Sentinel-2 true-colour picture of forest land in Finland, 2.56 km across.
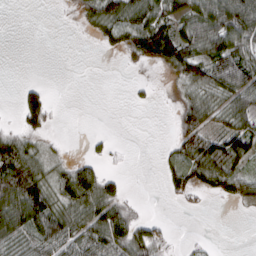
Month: March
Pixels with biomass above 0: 53%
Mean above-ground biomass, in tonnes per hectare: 42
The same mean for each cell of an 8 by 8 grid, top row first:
0 0 19 74 80 68 87 109
0 0 0 20 96 101 78 86
2 3 0 0 8 28 73 85
17 52 0 0 2 24 62 69
55 13 1 10 0 34 68 73
131 56 75 20 3 54 61 46
126 93 67 68 3 4 3 5
68 93 72 76 68 4 6 0
